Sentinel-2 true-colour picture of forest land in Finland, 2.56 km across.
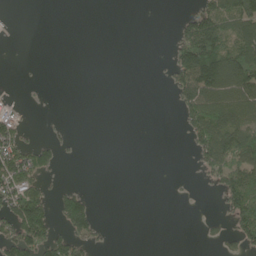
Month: May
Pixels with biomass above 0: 30%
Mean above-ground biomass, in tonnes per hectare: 39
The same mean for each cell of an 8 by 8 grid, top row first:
6 0 0 0 0 17 111 109
1 0 0 0 0 65 166 89
1 1 0 0 0 68 78 121
31 0 0 0 0 24 111 88
75 45 5 0 0 0 109 108
115 33 0 0 0 3 37 98
112 80 110 0 0 0 0 107
112 101 60 5 0 0 15 56
